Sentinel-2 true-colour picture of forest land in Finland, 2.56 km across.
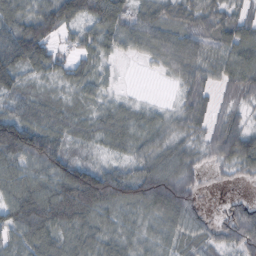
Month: October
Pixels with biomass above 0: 88%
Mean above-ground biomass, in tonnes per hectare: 67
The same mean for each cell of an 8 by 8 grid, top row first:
75 89 84 117 73 61 76 60
109 74 50 46 63 111 66 101
65 33 56 17 1 34 52 77
70 69 34 45 28 39 38 33
161 111 35 43 53 47 58 107
93 91 125 100 92 99 17 30
110 115 112 60 69 109 11 38
57 72 65 53 46 46 39 75
